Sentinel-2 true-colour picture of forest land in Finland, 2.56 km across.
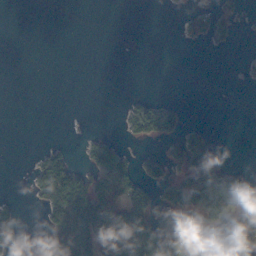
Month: November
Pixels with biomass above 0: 28%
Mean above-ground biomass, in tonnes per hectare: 31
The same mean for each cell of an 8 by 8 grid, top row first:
0 0 0 0 0 4 32 22
0 0 0 0 0 2 9 4
0 0 0 0 0 0 0 3
0 0 1 0 57 43 0 0
0 11 9 35 27 45 46 0
0 80 57 83 49 44 104 44
19 56 123 72 82 89 95 89
16 17 96 105 101 72 23 103
